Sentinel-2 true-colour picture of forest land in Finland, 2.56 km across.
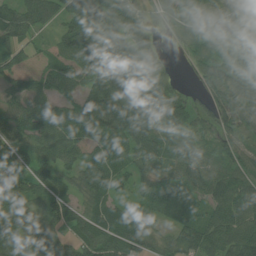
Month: July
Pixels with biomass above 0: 91%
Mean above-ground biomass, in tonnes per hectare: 83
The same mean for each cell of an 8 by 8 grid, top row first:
100 100 127 129 62 84 45 78
67 29 115 145 106 16 48 67
63 66 65 140 154 35 67 87
60 58 107 152 138 134 61 84
81 74 68 87 95 57 64 60
44 65 70 90 61 64 76 96
79 71 62 81 48 113 68 92
97 94 83 110 78 64 96 108
